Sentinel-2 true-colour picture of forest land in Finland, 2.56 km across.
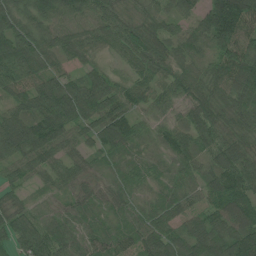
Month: June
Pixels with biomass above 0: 97%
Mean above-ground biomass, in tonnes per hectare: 76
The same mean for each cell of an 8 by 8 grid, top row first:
84 98 83 78 45 63 99 141
123 75 64 59 97 52 65 107
87 81 62 65 67 74 69 100
66 131 113 117 53 54 85 73
125 126 64 84 34 78 66 72
64 50 51 41 43 57 69 100
54 41 57 50 50 69 67 86
65 82 62 56 76 72 116 120
